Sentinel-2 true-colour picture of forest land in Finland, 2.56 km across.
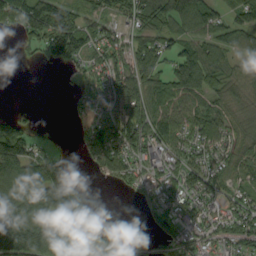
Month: September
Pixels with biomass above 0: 73%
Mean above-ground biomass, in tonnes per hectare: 70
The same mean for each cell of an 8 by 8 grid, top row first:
83 165 78 72 106 111 79 71
17 86 98 59 98 66 85 56
0 0 15 66 96 96 94 65
6 0 24 58 112 77 77 61
125 18 47 103 78 68 63 58
137 175 40 76 41 62 73 57
122 133 92 0 23 44 37 57
174 109 44 52 36 44 40 68
